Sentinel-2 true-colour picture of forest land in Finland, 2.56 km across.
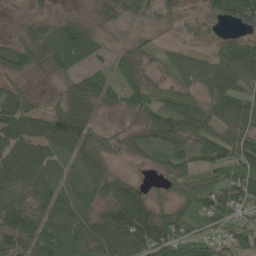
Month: May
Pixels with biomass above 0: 81%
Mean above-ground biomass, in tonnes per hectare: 54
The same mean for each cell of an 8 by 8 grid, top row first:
4 20 20 41 29 12 20 65
48 59 66 17 23 16 12 60
26 14 45 49 39 28 61 52
91 62 62 20 55 73 51 67
79 69 65 22 44 55 70 76
82 62 48 45 8 50 53 91
63 67 61 90 92 48 79 59
67 95 96 108 120 103 49 64
